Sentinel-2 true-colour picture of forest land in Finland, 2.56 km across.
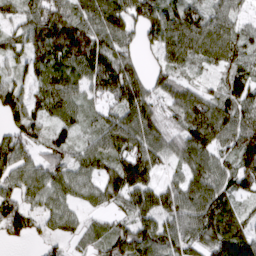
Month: March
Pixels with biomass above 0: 87%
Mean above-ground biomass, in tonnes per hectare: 80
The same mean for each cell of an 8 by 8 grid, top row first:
56 130 77 90 102 88 63 33
49 120 121 65 45 87 85 78
48 89 77 126 68 61 26 77
88 72 64 69 110 75 119 94
98 95 61 99 119 67 110 106
71 74 58 95 107 36 98 104
93 46 37 47 86 88 128 61
41 28 35 89 103 82 90 117
